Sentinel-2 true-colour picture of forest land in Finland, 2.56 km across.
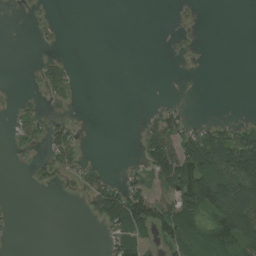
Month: August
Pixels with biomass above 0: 34%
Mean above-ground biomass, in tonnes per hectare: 31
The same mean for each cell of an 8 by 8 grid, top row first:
2 4 0 0 0 7 0 0
0 7 0 0 0 5 0 0
0 41 6 0 0 1 0 0
23 13 3 0 4 31 0 1
19 40 23 0 49 81 99 87
0 25 39 16 39 137 115 110
3 0 6 101 99 95 115 164
3 0 0 35 42 82 77 122
